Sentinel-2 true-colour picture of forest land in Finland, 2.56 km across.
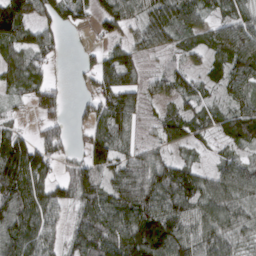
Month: March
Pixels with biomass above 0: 82%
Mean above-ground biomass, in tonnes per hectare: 78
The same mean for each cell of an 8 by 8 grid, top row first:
158 66 53 82 74 91 51 63
83 67 17 48 60 44 64 127
88 52 26 89 55 60 47 97
18 60 25 113 41 54 51 89
107 84 26 103 24 44 32 62
157 78 95 81 116 92 58 102
132 105 75 108 124 105 94 81
110 67 80 112 136 114 85 60
